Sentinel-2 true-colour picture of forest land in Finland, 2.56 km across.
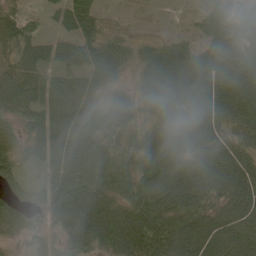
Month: May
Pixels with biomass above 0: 91%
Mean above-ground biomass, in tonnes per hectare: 70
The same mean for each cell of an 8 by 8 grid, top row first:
47 19 68 11 1 5 52 70
62 39 54 60 43 50 52 70
66 50 56 50 56 87 86 93
62 71 81 77 57 78 87 86
56 68 105 87 78 80 79 65
48 49 116 104 95 70 89 90
68 77 107 95 109 89 78 81
42 27 81 114 116 99 93 91
